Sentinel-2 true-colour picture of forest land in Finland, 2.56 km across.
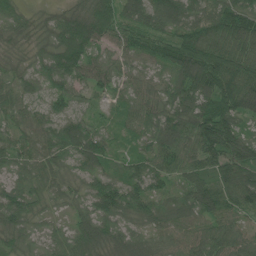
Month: June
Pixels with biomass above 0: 98%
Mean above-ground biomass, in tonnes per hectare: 68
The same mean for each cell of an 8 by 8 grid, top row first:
59 32 90 88 64 73 66 137
28 55 113 46 58 93 114 119
40 64 58 53 38 71 131 115
51 53 38 27 64 72 105 92
56 64 95 39 41 90 105 88
32 53 39 43 76 61 61 106
83 32 41 93 68 52 82 70
51 43 81 68 45 48 82 36
